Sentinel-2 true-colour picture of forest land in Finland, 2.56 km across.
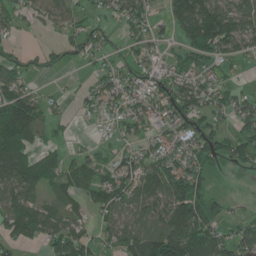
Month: June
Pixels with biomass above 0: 69%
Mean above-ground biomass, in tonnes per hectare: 59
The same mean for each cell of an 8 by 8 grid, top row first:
35 42 30 27 61 80 132 76
22 28 41 20 45 31 101 62
60 10 8 51 54 67 44 17
132 37 18 38 55 87 65 56
98 31 8 25 37 43 86 76
123 89 77 62 101 93 52 8
66 45 40 70 71 121 75 10
49 51 74 41 105 136 110 61
